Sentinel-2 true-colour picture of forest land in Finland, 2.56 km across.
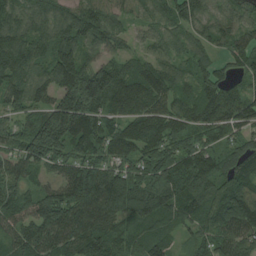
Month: August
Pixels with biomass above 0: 95%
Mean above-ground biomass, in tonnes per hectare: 102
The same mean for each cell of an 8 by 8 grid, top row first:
88 88 103 71 61 84 82 86
150 108 131 75 48 73 86 102
104 105 168 157 133 91 97 48
69 125 185 99 120 103 117 108
69 135 109 109 118 81 79 65
77 47 130 125 99 119 105 89
103 106 134 122 129 105 105 140
80 110 116 95 99 56 77 107
